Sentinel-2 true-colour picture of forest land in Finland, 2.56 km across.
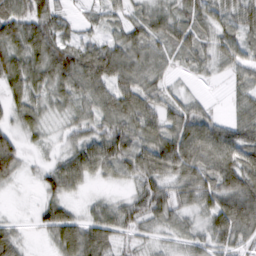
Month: February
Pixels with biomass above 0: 87%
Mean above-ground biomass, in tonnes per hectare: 53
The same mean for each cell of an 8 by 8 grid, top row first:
81 67 20 27 47 52 56 57
76 83 62 60 58 54 45 53
71 70 79 73 58 15 12 29
46 36 45 71 68 51 29 43
41 17 49 78 68 90 85 77
36 41 59 32 65 60 70 90
3 46 20 41 66 54 52 103
44 21 83 51 24 28 35 50
